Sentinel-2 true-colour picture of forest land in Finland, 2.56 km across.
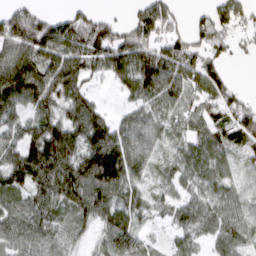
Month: March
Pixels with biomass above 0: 83%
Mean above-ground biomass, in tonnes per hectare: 79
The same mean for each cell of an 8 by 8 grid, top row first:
98 59 66 22 105 57 53 80
105 111 104 141 116 97 72 19
144 113 101 48 139 104 111 7
73 84 123 28 64 60 68 94
74 173 107 132 73 43 76 69
102 124 138 143 47 50 64 26
65 85 88 92 48 60 63 41
66 66 34 77 39 35 42 61
